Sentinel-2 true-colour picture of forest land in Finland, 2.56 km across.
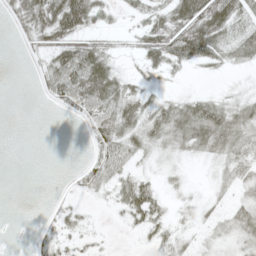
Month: May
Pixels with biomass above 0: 58%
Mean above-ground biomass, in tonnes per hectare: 23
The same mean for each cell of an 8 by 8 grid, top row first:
28 55 62 13 25 48 65 38
2 32 45 15 33 53 49 36
0 25 59 42 17 6 6 3
0 1 23 41 35 38 42 29
0 0 1 39 30 29 37 35
0 0 13 31 19 9 5 26
0 2 12 12 45 11 12 21
1 16 17 2 10 23 14 23
